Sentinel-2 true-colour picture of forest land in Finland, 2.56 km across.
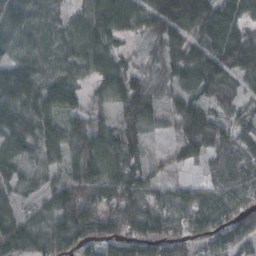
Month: October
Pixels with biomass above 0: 91%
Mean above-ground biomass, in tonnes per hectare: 68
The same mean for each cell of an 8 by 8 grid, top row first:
82 45 40 99 89 149 110 72
43 42 57 46 23 74 89 109
101 70 50 72 48 58 99 58
87 87 63 46 92 63 59 35
68 82 98 83 71 42 74 54
58 52 87 60 66 18 36 67
40 51 98 67 62 60 65 72
78 71 73 71 85 58 56 64
